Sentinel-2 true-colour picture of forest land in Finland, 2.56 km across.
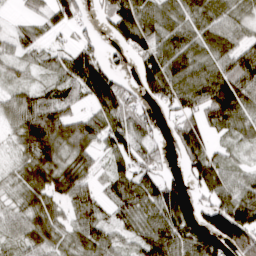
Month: March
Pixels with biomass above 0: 81%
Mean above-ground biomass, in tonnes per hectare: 68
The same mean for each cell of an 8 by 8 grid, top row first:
15 53 38 82 85 66 74 47
43 43 62 20 84 75 63 71
37 35 113 77 63 86 90 110
70 112 48 87 44 52 97 79
43 121 96 75 75 58 67 40
37 94 85 59 75 22 87 43
42 72 67 53 79 90 70 114
45 72 60 53 77 103 65 121
